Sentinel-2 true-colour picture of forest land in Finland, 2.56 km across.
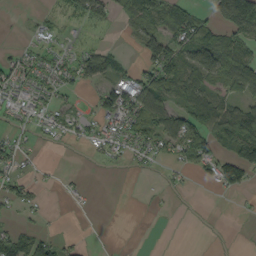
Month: September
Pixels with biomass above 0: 50%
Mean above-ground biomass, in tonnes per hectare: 39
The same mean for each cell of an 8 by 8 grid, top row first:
4 19 34 30 68 78 41 178
15 25 19 17 53 72 110 71
48 42 42 46 58 77 67 94
35 38 21 43 90 70 90 68
32 9 21 48 58 72 72 113
35 4 6 1 6 13 24 56
30 7 4 0 3 4 1 4
71 48 11 0 0 0 1 1
